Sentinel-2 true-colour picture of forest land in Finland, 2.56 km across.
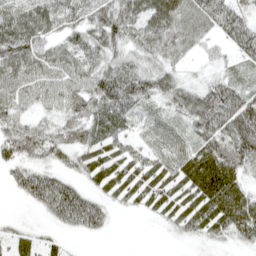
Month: April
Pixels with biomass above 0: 83%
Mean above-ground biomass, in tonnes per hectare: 50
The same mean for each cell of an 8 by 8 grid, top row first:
68 74 54 80 74 73 64 52
74 44 66 64 61 58 22 54
57 52 53 93 73 42 24 29
40 27 66 78 37 46 88 83
68 58 56 55 37 47 66 78
35 48 30 48 51 50 89 46
2 52 95 19 23 45 70 73
30 18 8 2 0 8 25 30
